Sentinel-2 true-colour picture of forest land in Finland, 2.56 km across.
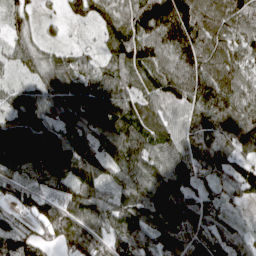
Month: April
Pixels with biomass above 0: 93%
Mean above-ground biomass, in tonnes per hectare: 97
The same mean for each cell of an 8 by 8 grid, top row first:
55 13 42 74 138 203 112 88
56 43 27 78 119 170 113 75
36 99 85 88 83 137 133 83
102 103 122 128 100 76 105 96
167 148 120 143 129 92 96 88
80 114 122 76 132 122 77 82
39 68 120 100 134 142 85 20
84 60 130 93 90 124 94 70
